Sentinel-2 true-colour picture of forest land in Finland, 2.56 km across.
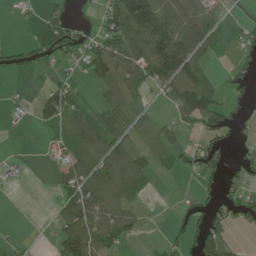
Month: July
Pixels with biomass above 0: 49%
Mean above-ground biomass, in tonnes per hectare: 53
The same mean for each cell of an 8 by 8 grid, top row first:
9 32 27 100 133 86 60 14
33 65 69 88 125 149 52 27
6 16 20 92 83 124 35 40
12 72 46 78 18 51 115 39
1 10 60 92 26 50 49 26
10 6 96 110 62 20 46 48
0 6 127 73 17 17 58 72
6 7 143 74 9 35 111 6
